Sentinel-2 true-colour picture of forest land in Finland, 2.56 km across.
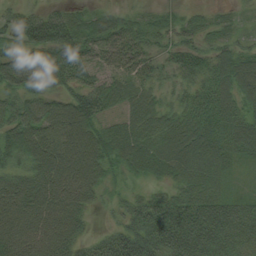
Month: August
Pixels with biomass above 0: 93%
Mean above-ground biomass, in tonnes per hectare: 59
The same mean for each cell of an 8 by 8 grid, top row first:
43 68 36 33 32 35 37 19
53 86 82 49 48 42 41 35
79 70 67 35 34 30 52 73
65 74 98 30 67 42 71 58
91 87 93 68 69 74 67 51
54 84 80 24 37 42 61 12
83 81 57 18 61 81 75 44
87 77 43 61 93 89 78 46
